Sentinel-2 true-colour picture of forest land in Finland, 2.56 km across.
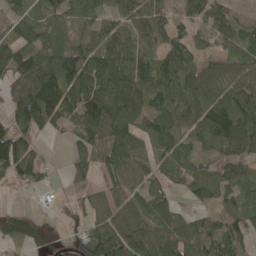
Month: May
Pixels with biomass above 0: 81%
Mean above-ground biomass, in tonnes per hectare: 96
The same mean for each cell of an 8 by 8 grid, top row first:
84 73 73 70 96 64 98 28
112 120 96 132 98 100 69 92
112 176 148 151 109 124 115 96
116 158 124 149 107 124 170 162
154 9 66 126 91 100 71 122
94 28 41 78 86 72 102 87
19 6 33 88 99 67 67 92
74 27 86 164 120 144 120 71
